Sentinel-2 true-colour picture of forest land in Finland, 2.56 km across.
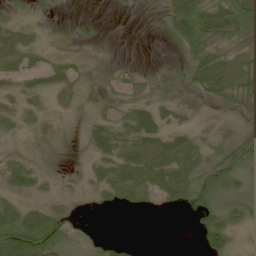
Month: May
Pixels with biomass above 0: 55%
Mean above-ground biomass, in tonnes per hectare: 23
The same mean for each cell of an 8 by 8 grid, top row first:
19 8 6 2 0 64 83 70
28 9 4 0 0 17 65 25
20 16 10 10 11 15 52 43
14 12 4 12 25 10 2 30
1 3 2 35 38 22 19 38
29 6 6 34 35 29 44 28
38 15 5 10 14 13 48 27
84 68 10 11 0 0 37 7
